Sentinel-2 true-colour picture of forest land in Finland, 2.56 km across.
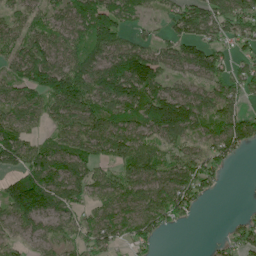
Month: June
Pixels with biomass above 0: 79%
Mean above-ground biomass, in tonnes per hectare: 84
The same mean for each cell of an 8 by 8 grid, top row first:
57 64 102 131 40 76 124 119
75 92 77 117 69 76 102 45
84 143 121 165 164 51 90 77
85 69 108 94 139 184 107 83
121 60 88 103 80 78 70 102
90 122 86 58 86 96 73 0
127 103 66 78 99 105 6 4
32 51 65 79 74 0 5 67
